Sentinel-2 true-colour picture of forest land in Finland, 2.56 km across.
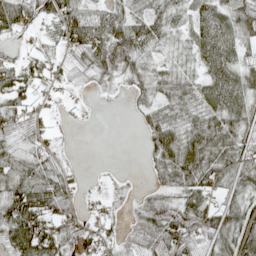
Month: May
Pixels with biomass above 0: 77%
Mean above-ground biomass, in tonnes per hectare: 44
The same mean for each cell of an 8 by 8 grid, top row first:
73 41 69 54 59 37 56 64
10 25 59 88 59 19 66 47
53 22 18 30 38 39 50 58
54 20 3 0 30 36 50 62
29 30 0 0 21 74 86 60
50 60 14 8 9 68 70 64
75 62 20 13 35 45 54 51
77 83 41 24 29 78 43 60
